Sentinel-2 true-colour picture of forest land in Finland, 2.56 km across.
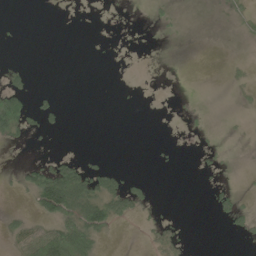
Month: June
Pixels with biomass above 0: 18%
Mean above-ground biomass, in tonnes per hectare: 14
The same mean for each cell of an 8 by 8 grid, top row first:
0 0 0 0 1 6 1 16
1 0 0 0 0 0 0 1
13 0 0 0 0 0 0 8
95 18 0 0 0 1 3 5
10 2 0 0 0 1 4 1
7 74 75 28 4 0 4 1
5 98 73 60 13 1 6 28
28 79 72 5 4 22 0 6
